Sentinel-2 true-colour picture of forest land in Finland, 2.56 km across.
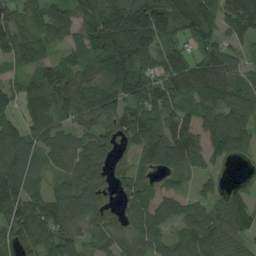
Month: August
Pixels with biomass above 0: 88%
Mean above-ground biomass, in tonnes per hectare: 99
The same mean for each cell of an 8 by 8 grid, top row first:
78 102 108 153 193 131 130 195
88 70 82 185 134 93 101 63
43 125 122 163 114 107 111 68
76 101 131 122 110 94 100 95
103 75 78 80 85 141 145 84
105 35 86 72 56 74 45 7
110 123 103 53 104 97 68 98
93 103 76 79 98 79 105 73
